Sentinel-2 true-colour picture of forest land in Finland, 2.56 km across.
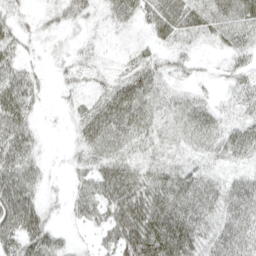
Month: April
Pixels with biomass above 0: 82%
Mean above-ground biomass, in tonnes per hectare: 38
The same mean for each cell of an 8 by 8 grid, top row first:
22 18 30 28 34 50 51 60
31 12 18 8 18 28 17 39
50 10 21 27 58 21 8 26
60 6 25 62 51 35 33 25
59 6 29 50 36 28 34 46
62 16 24 64 44 46 32 33
79 23 31 56 72 64 49 67
59 51 8 40 86 85 43 62
